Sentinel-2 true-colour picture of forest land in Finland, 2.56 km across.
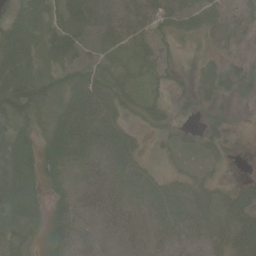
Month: June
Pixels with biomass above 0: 76%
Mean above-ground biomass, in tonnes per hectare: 32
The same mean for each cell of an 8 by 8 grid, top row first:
39 44 71 41 37 48 45 31
68 36 38 47 34 15 19 16
77 50 50 42 33 13 32 35
56 30 55 39 33 13 16 1
50 31 38 41 8 20 28 5
65 28 13 24 22 17 16 9
59 31 17 25 21 37 30 45
38 22 15 8 6 15 19 40
